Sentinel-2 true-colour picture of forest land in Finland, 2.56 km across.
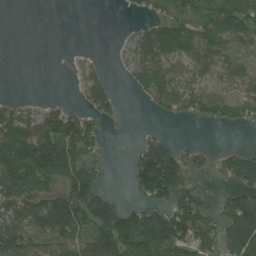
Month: July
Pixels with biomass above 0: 57%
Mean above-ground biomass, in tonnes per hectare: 73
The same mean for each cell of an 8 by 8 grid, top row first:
0 0 0 0 34 80 106 135
0 0 3 5 82 82 108 60
0 0 26 19 68 69 50 51
63 61 54 40 10 50 54 42
211 175 113 0 49 43 9 7
198 163 128 2 134 121 19 117
81 143 152 100 93 112 57 142
124 73 86 144 159 145 82 153
